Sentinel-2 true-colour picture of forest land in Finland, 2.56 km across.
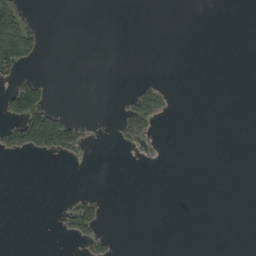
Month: September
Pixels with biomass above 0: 10%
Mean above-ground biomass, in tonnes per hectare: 11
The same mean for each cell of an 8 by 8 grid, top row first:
61 0 0 0 0 0 0 0
99 4 0 0 0 0 0 0
31 11 0 0 11 0 0 0
63 73 0 2 83 3 0 0
56 88 41 4 18 0 0 0
0 0 0 0 0 0 0 0
0 0 50 0 0 0 0 0
0 0 19 12 0 0 0 0
